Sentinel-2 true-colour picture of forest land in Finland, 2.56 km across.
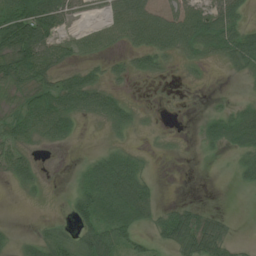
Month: July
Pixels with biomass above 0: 57%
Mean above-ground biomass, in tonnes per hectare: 33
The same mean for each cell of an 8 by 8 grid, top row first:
85 91 25 40 58 46 53 37
97 60 33 22 49 44 41 72
50 37 38 18 11 4 4 10
32 61 46 54 9 3 11 25
47 27 6 13 5 4 17 41
39 7 18 68 27 0 0 23
0 2 45 54 44 23 10 0
12 52 50 55 24 51 65 6
